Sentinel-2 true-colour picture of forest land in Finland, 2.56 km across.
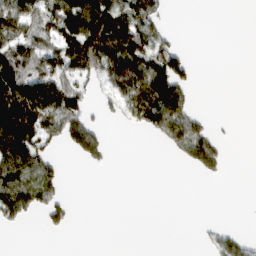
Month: March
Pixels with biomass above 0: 41%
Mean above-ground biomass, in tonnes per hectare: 50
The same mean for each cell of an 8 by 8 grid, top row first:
90 80 166 125 98 0 0 0
86 83 139 107 94 51 0 0
125 115 64 88 103 131 0 0
140 110 68 27 99 129 12 0
142 54 112 15 1 80 108 0
90 68 0 0 0 0 26 0
71 65 0 0 0 0 0 0
0 1 0 0 0 0 15 34
